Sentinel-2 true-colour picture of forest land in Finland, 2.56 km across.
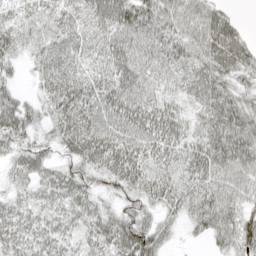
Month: April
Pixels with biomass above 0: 92%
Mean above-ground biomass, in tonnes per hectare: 49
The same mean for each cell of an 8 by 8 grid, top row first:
30 33 43 66 65 63 58 10
30 35 42 59 63 53 60 53
18 43 48 58 66 48 61 40
65 37 72 72 72 45 59 59
38 26 63 65 60 56 68 73
30 40 38 42 48 39 58 56
41 49 52 27 35 34 58 51
44 43 43 59 72 15 31 59
